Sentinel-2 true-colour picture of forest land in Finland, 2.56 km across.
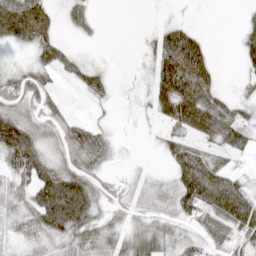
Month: April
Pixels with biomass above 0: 69%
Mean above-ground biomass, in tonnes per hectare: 44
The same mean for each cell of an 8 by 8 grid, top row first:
114 53 34 0 1 8 1 8
21 55 8 1 11 102 24 25
55 37 34 19 8 113 57 12
63 49 6 9 11 90 96 38
111 41 88 33 2 47 44 49
52 71 81 22 10 47 93 28
34 102 93 36 20 41 70 90
27 49 60 39 56 34 43 46
